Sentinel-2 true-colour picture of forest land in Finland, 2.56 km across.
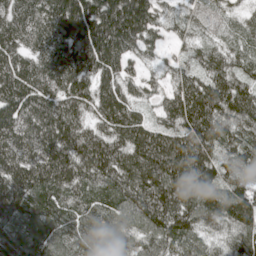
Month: May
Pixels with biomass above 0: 97%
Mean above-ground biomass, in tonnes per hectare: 119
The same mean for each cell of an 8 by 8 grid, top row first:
105 138 183 171 145 51 65 47
112 123 147 154 75 31 65 65
159 123 128 106 62 69 107 97
142 136 94 146 49 117 153 129
139 155 144 126 157 147 134 105
161 155 120 134 159 182 127 97
133 121 108 103 141 156 129 148
122 116 112 99 98 104 61 114
